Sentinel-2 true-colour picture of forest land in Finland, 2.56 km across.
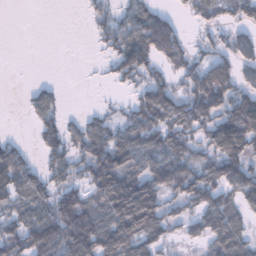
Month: January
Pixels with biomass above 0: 68%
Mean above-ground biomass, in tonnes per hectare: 72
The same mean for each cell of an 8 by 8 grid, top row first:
0 0 6 51 79 27 45 45
0 0 1 54 122 84 42 81
0 9 1 31 67 44 120 75
1 74 13 21 109 106 123 123
40 72 63 105 103 87 76 124
120 68 50 150 112 124 94 124
61 84 121 130 164 43 107 74
87 122 141 122 104 33 75 91
